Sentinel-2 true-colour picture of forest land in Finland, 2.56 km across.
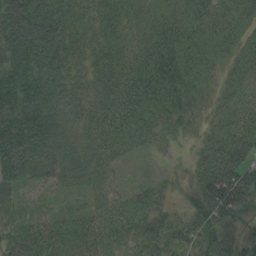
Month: August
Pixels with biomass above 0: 93%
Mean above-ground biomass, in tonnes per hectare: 42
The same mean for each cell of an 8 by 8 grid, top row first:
108 64 34 36 29 37 39 32
74 62 38 37 39 54 42 25
58 50 33 54 60 62 28 31
55 49 38 53 51 43 26 38
76 53 41 43 25 14 39 59
48 35 41 23 8 10 53 56
16 11 15 37 45 16 49 36
46 64 58 48 41 38 52 37
